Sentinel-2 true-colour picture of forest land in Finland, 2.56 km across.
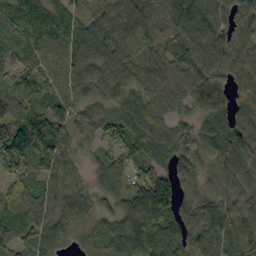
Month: September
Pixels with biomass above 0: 95%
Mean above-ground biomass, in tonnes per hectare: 81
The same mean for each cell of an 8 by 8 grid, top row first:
120 107 45 78 76 83 93 69
100 108 92 91 65 58 101 75
57 85 109 97 85 85 104 65
84 77 65 57 86 55 93 64
104 118 48 53 81 92 87 93
70 56 46 68 82 81 61 79
103 77 86 48 119 90 92 64
71 97 34 76 111 76 126 91
